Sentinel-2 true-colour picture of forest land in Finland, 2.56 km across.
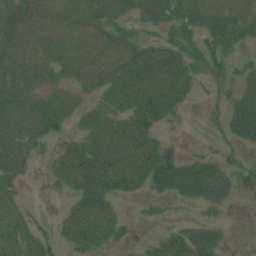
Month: July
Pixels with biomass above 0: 67%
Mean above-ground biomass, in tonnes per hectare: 24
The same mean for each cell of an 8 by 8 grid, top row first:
37 31 29 22 20 25 30 34
31 27 27 31 28 23 19 14
35 15 16 28 41 33 12 12
34 35 16 17 45 15 9 27
43 12 21 42 41 7 5 16
28 8 44 50 41 50 44 21
23 2 31 21 4 5 13 2
38 18 32 17 7 29 26 0
